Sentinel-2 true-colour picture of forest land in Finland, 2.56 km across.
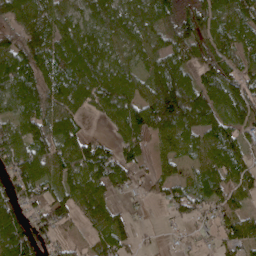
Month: April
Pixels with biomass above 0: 84%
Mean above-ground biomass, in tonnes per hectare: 83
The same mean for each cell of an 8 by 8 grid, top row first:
93 90 66 84 82 91 106 89
102 102 120 61 74 89 89 81
135 104 108 97 83 157 87 93
83 103 64 69 117 211 121 102
94 114 100 63 42 91 84 77
100 79 103 119 34 41 71 81
83 92 72 65 12 54 51 56
139 61 24 76 9 9 15 76
